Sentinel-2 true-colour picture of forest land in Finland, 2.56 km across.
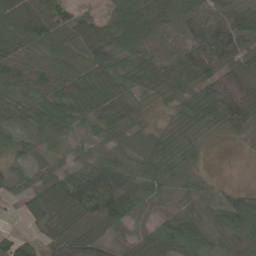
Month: May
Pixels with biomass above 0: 89%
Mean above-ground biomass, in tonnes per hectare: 54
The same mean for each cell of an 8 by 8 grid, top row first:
72 74 57 60 83 55 95 67
72 42 62 68 48 25 117 65
48 49 73 62 51 54 93 68
37 68 66 88 17 27 73 102
37 25 17 39 21 32 9 7
30 41 69 108 55 21 10 0
12 85 113 109 20 17 25 78
51 56 92 32 49 90 39 43
